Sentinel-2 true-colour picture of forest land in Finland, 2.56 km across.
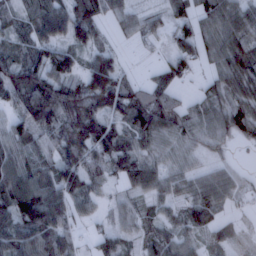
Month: February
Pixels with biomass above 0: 86%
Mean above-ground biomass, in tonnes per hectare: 74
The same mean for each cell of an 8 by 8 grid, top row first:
48 106 117 56 43 58 79 103
55 95 62 36 18 59 57 107
79 126 80 142 32 58 38 121
61 139 133 90 109 91 70 88
79 63 122 110 62 66 61 25
93 82 121 57 95 66 69 35
113 123 42 30 32 45 90 25
83 92 32 64 49 68 49 25
